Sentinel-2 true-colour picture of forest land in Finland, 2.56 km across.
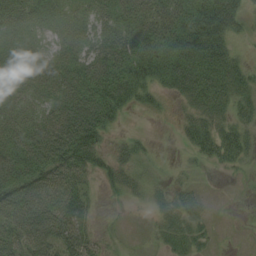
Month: August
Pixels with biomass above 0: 77%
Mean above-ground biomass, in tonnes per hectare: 39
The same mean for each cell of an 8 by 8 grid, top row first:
34 26 27 43 53 66 71 33
29 17 32 66 56 61 65 12
27 37 60 71 44 48 64 37
34 47 94 48 9 11 46 26
47 87 99 16 13 6 39 44
60 73 55 28 23 7 2 4
70 69 55 3 7 35 11 0
58 71 70 9 6 30 15 1
